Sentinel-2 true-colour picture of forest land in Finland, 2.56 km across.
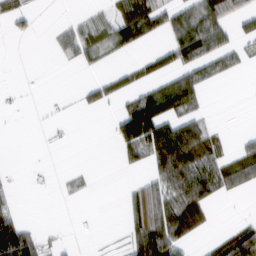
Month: February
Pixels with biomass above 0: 38%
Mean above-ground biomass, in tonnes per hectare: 32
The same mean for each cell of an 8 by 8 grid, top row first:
27 0 9 29 56 44 75 41
0 3 43 30 14 56 59 21
0 0 3 25 31 59 32 3
1 2 9 11 93 63 9 0
0 3 0 16 90 127 62 17
2 2 12 0 23 104 70 69
16 0 1 0 101 90 36 0
115 15 1 1 103 68 14 75
